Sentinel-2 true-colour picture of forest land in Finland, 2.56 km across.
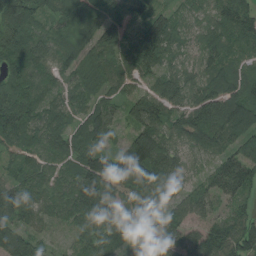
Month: August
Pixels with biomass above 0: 97%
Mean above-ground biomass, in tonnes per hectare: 96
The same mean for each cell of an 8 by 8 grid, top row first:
148 80 98 118 104 59 71 121
119 89 69 87 138 77 91 54
98 73 48 76 70 97 97 86
126 75 71 65 137 97 145 125
67 66 88 49 170 77 96 104
52 70 120 180 137 85 78 135
106 61 105 95 140 83 57 55
115 39 75 118 143 98 103 140
